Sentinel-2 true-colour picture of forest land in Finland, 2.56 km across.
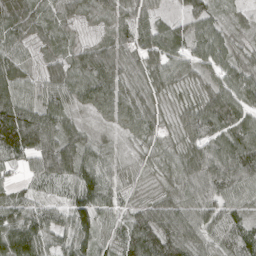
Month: April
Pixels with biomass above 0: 94%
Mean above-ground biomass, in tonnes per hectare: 63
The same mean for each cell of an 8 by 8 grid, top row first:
65 44 40 42 49 27 60 14
50 30 30 43 75 58 69 35
70 56 54 71 50 49 35 65
133 80 32 58 68 35 92 64
143 99 76 23 39 45 95 74
21 74 86 54 17 58 105 93
67 55 91 54 45 68 77 54
117 67 73 33 140 104 64 96
